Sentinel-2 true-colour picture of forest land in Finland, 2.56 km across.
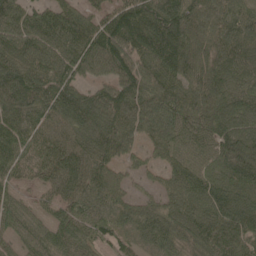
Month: May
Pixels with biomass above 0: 92%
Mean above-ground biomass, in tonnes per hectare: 86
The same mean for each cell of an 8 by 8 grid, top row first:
105 93 76 76 120 118 80 74
91 106 109 117 99 127 70 95
117 94 72 84 92 91 91 81
105 83 121 118 104 112 88 76
106 79 88 107 55 72 75 117
49 67 78 74 34 67 85 114
48 38 73 76 59 72 90 107
53 63 78 63 66 76 87 89
